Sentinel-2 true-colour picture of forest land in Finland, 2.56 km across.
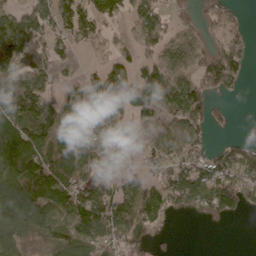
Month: April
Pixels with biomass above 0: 67%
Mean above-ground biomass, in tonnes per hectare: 64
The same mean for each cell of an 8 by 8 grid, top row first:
33 66 79 52 69 17 49 23
82 43 24 18 27 24 39 63
73 40 38 88 85 51 100 50
81 88 97 85 39 73 67 0
93 104 98 54 38 78 40 48
103 121 94 44 46 104 110 135
121 84 95 99 103 50 98 81
58 22 69 64 72 4 0 0
